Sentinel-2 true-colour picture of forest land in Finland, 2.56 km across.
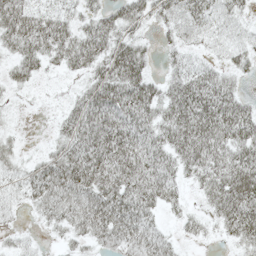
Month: May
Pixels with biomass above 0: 79%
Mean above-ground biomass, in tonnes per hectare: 38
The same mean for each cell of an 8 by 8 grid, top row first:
64 39 27 36 32 36 35 20
43 46 57 45 23 26 19 31
25 7 17 60 49 35 44 16
4 3 47 58 49 57 66 45
12 11 52 63 49 53 63 52
23 48 63 63 56 33 44 72
16 40 49 62 46 20 24 69
13 7 24 40 42 14 9 35
